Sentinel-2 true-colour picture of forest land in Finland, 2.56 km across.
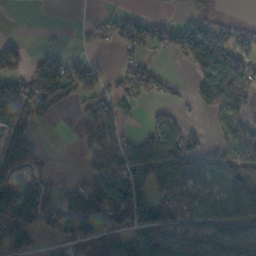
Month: November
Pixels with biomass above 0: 55%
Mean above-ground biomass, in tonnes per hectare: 56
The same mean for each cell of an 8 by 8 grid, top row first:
0 3 0 19 23 13 31 11
37 15 5 11 40 64 88 56
54 90 47 32 88 10 84 80
77 31 35 69 13 24 40 50
95 5 20 62 67 67 27 107
55 35 23 94 106 114 65 123
124 73 69 94 95 81 67 82
79 13 50 56 79 99 112 121
